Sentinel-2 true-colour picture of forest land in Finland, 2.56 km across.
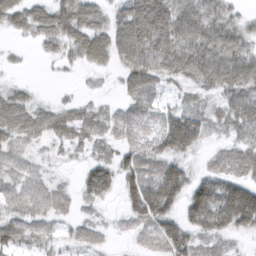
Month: March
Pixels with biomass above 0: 81%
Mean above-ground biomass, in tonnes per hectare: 60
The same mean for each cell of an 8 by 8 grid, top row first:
54 67 88 44 120 105 93 34
11 32 68 76 97 98 101 75
10 2 9 13 77 46 66 90
85 43 34 28 44 59 45 76
57 26 33 34 54 100 28 48
66 38 33 76 88 98 57 68
61 75 23 11 115 61 152 193
63 38 39 16 38 104 54 18
